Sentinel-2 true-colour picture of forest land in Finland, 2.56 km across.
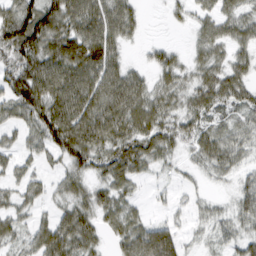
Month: March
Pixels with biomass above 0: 77%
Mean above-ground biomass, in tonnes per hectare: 45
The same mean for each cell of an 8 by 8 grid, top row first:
75 86 73 72 14 14 34 40
83 75 85 67 12 16 39 34
71 93 82 69 33 34 41 41
45 83 81 76 60 35 37 24
24 62 84 59 55 32 42 37
27 17 38 44 20 8 13 20
32 17 44 46 12 13 13 29
30 63 67 27 87 54 11 29
